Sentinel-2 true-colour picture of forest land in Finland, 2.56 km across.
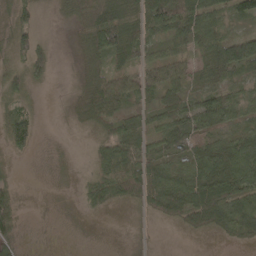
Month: April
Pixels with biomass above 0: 74%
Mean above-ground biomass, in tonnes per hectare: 40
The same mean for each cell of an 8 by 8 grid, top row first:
36 3 44 74 65 89 60 37
47 22 25 99 58 36 53 96
35 21 13 56 53 48 45 35
35 1 21 52 33 63 73 41
31 1 1 58 45 52 47 59
6 1 6 63 77 61 76 83
40 1 10 18 32 67 106 74
30 1 1 1 4 1 7 32
